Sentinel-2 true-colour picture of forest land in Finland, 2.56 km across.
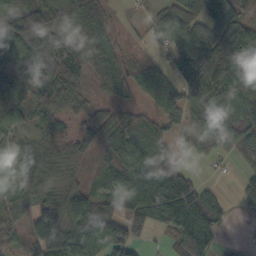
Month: October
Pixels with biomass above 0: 84%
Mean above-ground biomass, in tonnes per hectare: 71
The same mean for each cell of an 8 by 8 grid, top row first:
100 90 74 27 23 111 147 61
82 83 68 62 18 86 134 145
52 62 51 69 60 76 124 138
79 56 45 45 42 79 105 87
44 60 57 86 104 53 74 86
41 49 38 61 117 93 8 20
51 87 42 61 128 137 78 15
30 125 81 97 29 53 50 10
